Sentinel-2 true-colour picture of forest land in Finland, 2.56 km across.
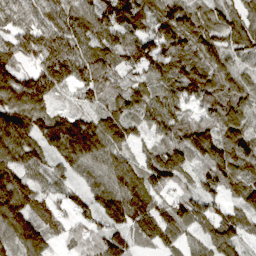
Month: March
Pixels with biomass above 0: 95%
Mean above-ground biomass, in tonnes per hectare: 106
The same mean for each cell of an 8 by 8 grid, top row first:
98 103 117 133 94 154 104 97
131 166 106 98 118 124 103 103
141 176 107 85 66 110 111 90
127 96 79 104 78 88 77 103
119 78 164 119 56 121 101 125
149 64 63 124 131 106 105 114
175 87 72 129 127 109 100 83
108 83 66 108 56 69 94 93
